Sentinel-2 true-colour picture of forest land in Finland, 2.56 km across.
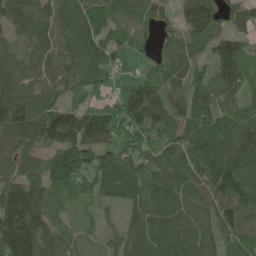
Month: May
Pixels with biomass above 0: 91%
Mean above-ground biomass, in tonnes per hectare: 95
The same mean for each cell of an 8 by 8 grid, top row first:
99 93 95 106 75 47 117 71
44 74 77 70 42 65 92 96
111 78 75 50 66 63 110 114
147 117 107 118 121 75 122 66
96 79 126 99 97 87 114 111
75 100 124 91 78 97 126 178
194 79 29 26 90 153 91 142
224 111 32 34 121 138 84 85
